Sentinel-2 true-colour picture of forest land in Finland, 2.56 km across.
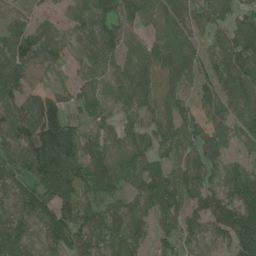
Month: July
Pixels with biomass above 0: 89%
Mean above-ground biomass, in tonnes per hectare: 90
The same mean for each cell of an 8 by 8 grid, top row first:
34 22 75 127 93 75 76 87
103 71 68 116 70 99 35 126
95 40 60 75 103 81 56 114
99 159 65 41 66 79 64 93
99 190 95 80 73 93 69 42
93 170 132 118 96 84 70 73
102 108 126 84 83 71 108 166
137 105 95 105 66 59 69 161
